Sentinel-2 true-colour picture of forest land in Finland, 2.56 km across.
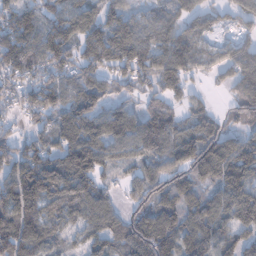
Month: January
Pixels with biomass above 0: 85%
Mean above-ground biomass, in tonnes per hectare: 95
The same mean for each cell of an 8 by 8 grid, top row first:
111 96 109 84 51 72 70 85
130 142 94 126 113 110 42 84
96 104 92 75 74 126 26 119
58 95 110 81 86 75 60 75
81 86 130 96 112 131 142 98
114 126 137 48 84 83 84 117
142 90 98 62 78 93 88 131
147 86 45 77 122 96 103 77
